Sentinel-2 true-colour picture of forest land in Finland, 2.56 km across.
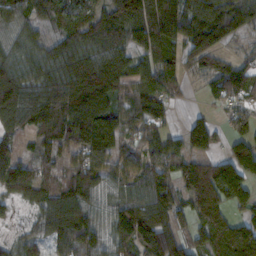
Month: November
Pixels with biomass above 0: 85%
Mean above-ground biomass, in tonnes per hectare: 101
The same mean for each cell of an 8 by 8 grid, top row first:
90 78 94 114 140 96 151 94
83 75 117 131 108 86 100 27
136 117 175 124 84 92 55 101
133 111 146 128 96 24 25 66
44 74 111 128 75 55 89 98
121 54 119 71 100 92 158 145
27 113 121 81 143 123 169 74
36 76 94 95 142 113 138 192
